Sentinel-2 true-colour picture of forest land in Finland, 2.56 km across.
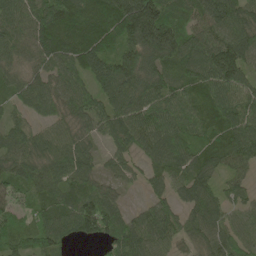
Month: May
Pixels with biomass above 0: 92%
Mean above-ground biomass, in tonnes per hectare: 89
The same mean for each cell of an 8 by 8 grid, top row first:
96 130 127 145 206 90 112 106
78 107 126 86 125 119 110 124
62 71 70 124 109 88 106 108
45 57 75 89 107 92 99 107
89 83 71 57 88 105 81 115
89 89 86 44 44 64 81 56
57 69 104 79 42 57 96 54
73 102 42 71 95 60 80 75
